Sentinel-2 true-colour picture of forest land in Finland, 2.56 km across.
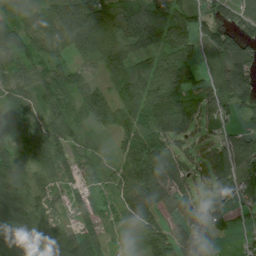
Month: July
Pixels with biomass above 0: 86%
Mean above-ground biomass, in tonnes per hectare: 73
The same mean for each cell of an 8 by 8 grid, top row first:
72 78 169 138 130 136 63 72
80 52 78 92 101 134 50 94
62 67 51 59 108 125 37 104
48 51 55 76 118 189 61 50
64 86 38 22 100 63 53 87
66 47 35 50 134 51 76 94
93 31 35 21 76 54 47 32
76 47 97 14 45 69 41 8
